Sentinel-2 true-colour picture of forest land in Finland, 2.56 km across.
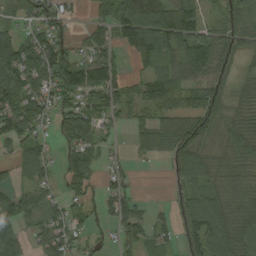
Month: August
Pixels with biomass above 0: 76%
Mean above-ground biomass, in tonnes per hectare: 77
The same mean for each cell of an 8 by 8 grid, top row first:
26 86 15 117 128 148 50 99
115 121 36 62 127 111 102 75
105 112 126 79 55 82 100 39
117 62 100 85 45 77 106 48
83 39 109 27 77 124 52 88
37 37 131 48 1 54 70 58
80 54 46 80 27 56 104 73
81 84 40 28 76 44 131 99
